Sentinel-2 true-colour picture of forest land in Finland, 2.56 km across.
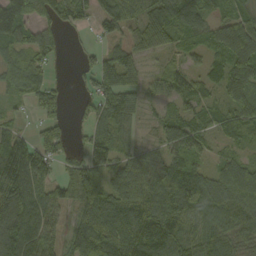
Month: September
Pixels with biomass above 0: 82%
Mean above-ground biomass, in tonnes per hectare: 78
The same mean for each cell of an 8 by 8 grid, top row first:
158 66 53 82 74 91 51 63
83 67 17 48 60 44 64 127
88 52 26 89 55 60 47 97
18 60 25 113 41 54 51 89
107 84 26 103 24 44 32 62
157 78 95 81 116 92 58 102
132 105 75 108 124 105 94 81
110 67 80 112 136 114 85 60
